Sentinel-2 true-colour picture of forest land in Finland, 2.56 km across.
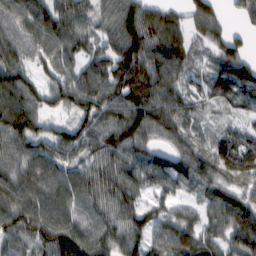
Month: February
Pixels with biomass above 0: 93%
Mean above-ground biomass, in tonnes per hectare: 89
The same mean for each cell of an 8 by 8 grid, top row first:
101 121 88 75 105 41 95 28
93 98 78 81 129 105 55 63
108 60 111 125 133 87 56 110
123 53 86 112 136 94 32 30
103 95 98 112 80 72 56 58
104 105 78 102 88 95 72 83
129 121 86 87 75 58 58 98
79 123 130 98 78 94 76 115
